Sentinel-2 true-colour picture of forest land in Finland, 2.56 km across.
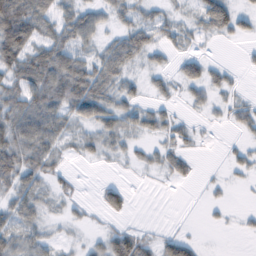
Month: February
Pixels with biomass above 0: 61%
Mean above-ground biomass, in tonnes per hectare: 25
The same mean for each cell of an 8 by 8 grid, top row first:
79 39 42 21 23 15 48 25
68 52 40 32 40 17 3 4
39 68 67 34 14 23 37 5
47 58 40 40 23 10 11 22
51 46 14 23 12 20 2 9
44 27 3 2 4 20 2 8
34 14 8 31 0 0 6 3
31 19 8 41 22 31 0 2
